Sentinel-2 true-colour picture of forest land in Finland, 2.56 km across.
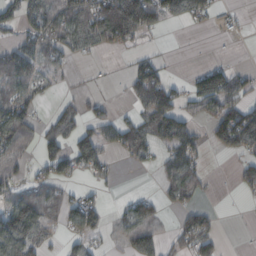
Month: October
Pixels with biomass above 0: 52%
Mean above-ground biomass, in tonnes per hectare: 51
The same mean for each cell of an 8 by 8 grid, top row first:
68 96 100 159 127 50 33 10
57 63 58 44 14 0 0 0
88 35 2 4 103 17 86 40
99 16 42 17 71 79 49 90
69 57 87 49 78 79 41 93
40 41 21 18 4 86 17 31
85 68 76 12 61 42 21 1
95 40 36 10 105 40 59 0
